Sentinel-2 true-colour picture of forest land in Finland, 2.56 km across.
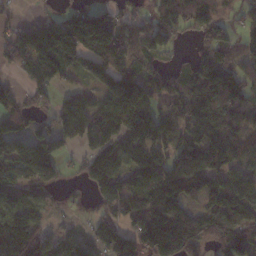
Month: November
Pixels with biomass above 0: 77%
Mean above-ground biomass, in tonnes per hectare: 109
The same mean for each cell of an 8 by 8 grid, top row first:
27 56 143 87 54 126 138 49
138 183 185 198 99 50 120 108
39 115 43 118 122 98 161 110
89 62 128 145 145 90 131 96
85 115 71 90 126 113 144 81
69 100 43 121 169 162 139 90
72 23 28 109 174 154 92 108
145 70 53 146 175 237 110 123
